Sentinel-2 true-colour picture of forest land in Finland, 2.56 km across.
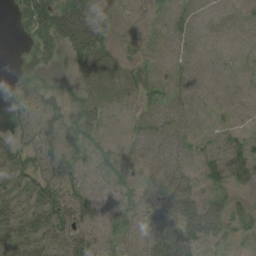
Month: August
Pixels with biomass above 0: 59%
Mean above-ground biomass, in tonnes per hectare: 25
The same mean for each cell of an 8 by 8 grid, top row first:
23 51 72 13 3 20 19 14
4 31 45 16 8 13 20 5
17 11 15 20 24 13 17 9
19 29 31 10 19 27 9 10
26 33 27 14 28 30 11 23
32 35 27 32 22 49 25 30
22 40 34 22 21 57 57 18
34 32 34 20 23 52 30 14
